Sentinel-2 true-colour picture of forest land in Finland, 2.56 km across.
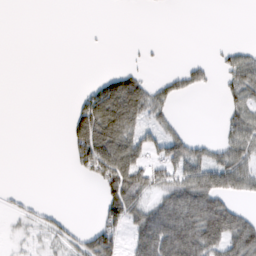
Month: February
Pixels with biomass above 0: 38%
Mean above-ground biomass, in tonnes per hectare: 36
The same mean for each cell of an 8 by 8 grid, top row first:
0 0 0 0 0 0 0 0
0 0 0 0 5 0 1 21
0 0 1 58 35 29 17 66
0 0 57 128 74 15 0 47
0 0 76 104 49 65 25 66
0 0 19 98 72 68 76 76
10 11 0 52 58 110 115 31
9 22 32 36 89 145 111 99
